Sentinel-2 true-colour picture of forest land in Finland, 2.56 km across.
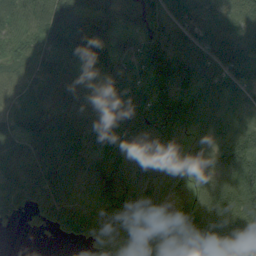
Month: August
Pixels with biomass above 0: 92%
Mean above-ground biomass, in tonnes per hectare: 86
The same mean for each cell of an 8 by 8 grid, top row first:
68 109 110 104 91 95 87 102
52 77 119 95 113 127 146 155
46 83 47 104 107 154 124 99
36 76 61 79 118 132 88 60
51 85 74 81 89 56 65 106
67 102 48 93 93 76 92 120
69 94 58 71 64 47 98 141
1 7 54 44 60 60 142 149
